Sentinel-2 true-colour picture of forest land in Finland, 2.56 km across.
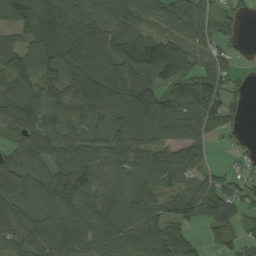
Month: September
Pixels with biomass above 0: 86%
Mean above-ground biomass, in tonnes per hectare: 90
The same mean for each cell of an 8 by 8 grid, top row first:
84 88 88 107 86 90 65 29
90 83 134 102 159 132 65 24
118 89 143 118 88 124 101 30
128 102 99 94 157 121 144 27
67 91 94 95 90 125 60 19
112 77 104 73 69 72 41 39
121 96 104 90 91 37 92 86
84 116 103 90 102 95 49 61
